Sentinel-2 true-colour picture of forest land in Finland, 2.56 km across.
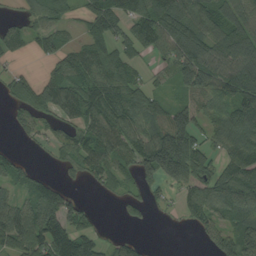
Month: August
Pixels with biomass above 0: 72%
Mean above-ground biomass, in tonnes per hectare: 85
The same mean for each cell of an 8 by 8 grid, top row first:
25 69 40 104 97 132 95 87
43 58 68 76 65 107 114 129
57 70 95 110 44 79 123 159
41 59 105 125 102 112 114 122
13 31 87 110 114 199 65 126
70 31 40 73 83 125 94 111
88 122 62 3 41 26 119 139
117 156 111 26 14 0 59 155
